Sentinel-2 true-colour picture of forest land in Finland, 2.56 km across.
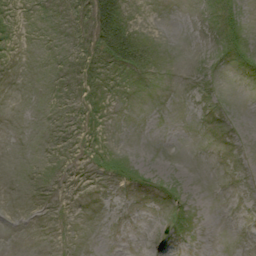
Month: September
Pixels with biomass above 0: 16%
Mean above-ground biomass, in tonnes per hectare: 3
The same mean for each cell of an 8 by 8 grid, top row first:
2 0 7 36 1 0 2 9
1 0 6 39 16 0 2 11
0 0 6 3 2 0 1 0
0 0 5 2 0 0 0 0
0 0 3 4 0 0 0 0
0 1 0 9 6 4 0 0
0 0 0 0 0 2 0 0
0 0 0 0 0 1 0 0
